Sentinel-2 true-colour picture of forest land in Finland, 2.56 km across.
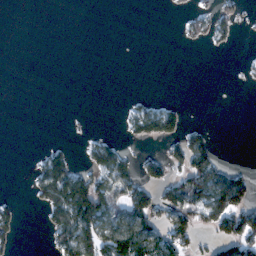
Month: February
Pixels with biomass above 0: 28%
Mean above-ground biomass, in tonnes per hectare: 31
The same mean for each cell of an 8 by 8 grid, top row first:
0 0 0 0 0 4 32 22
0 0 0 0 0 2 9 4
0 0 0 0 0 0 0 3
0 0 1 0 57 43 0 0
0 11 9 35 27 45 46 0
0 80 57 83 49 44 104 44
19 56 123 72 82 89 95 89
16 17 96 105 101 72 23 103
